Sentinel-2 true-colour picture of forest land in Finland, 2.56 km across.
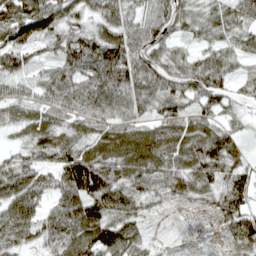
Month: April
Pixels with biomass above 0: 89%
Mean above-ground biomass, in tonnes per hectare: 65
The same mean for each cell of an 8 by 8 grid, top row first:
106 100 56 63 56 72 51 52
81 41 83 90 78 41 42 48
54 59 79 128 104 74 84 29
44 54 57 67 51 51 48 23
28 67 71 86 94 82 85 42
73 41 123 85 48 62 70 59
89 45 91 107 47 23 24 66
62 57 90 93 42 13 20 83
